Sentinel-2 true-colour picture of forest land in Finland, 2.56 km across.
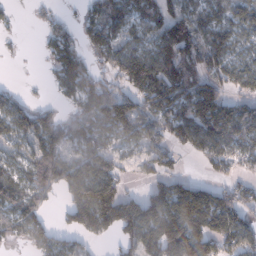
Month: January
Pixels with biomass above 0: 73%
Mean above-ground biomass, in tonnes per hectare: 82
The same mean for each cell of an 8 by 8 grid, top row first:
9 21 27 95 79 97 65 63
4 41 64 87 67 131 102 49
1 20 121 57 174 117 93 84
90 41 68 140 97 96 129 73
63 122 73 54 71 69 94 77
58 109 118 79 33 49 20 43
84 41 173 149 120 138 139 92
43 78 57 39 130 168 125 106
